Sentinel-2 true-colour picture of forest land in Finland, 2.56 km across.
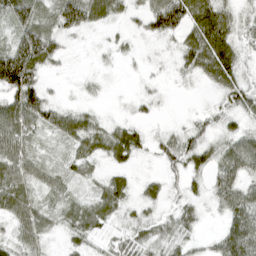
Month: April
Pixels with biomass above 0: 83%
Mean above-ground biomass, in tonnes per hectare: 39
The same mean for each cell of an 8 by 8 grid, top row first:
69 37 84 38 46 98 78 32
80 75 6 13 8 27 86 36
134 19 7 3 9 11 33 37
76 54 31 5 15 2 18 43
54 14 39 57 26 50 34 45
54 31 24 29 12 23 36 54
55 31 42 44 24 28 17 63
36 23 32 29 41 39 14 73
